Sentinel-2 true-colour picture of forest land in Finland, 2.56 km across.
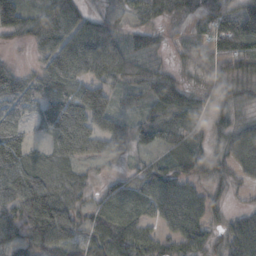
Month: October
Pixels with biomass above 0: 86%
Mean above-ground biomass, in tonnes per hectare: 54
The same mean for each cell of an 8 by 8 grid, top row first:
105 59 50 29 38 37 58 79
12 48 90 85 38 23 48 76
57 52 62 53 46 36 39 46
39 55 81 59 37 69 42 30
72 32 74 70 35 56 29 77
88 60 28 22 48 52 31 39
74 95 32 49 45 91 50 20
63 77 39 72 64 58 40 85
